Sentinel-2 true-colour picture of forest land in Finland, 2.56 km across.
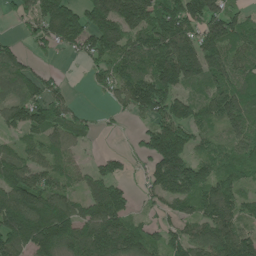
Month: June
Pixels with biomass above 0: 80%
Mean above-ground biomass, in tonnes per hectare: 107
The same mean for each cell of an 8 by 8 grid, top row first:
39 138 102 196 161 163 163 63
41 52 80 135 137 193 135 96
119 56 2 94 145 171 117 99
90 120 33 24 83 116 93 121
49 91 49 0 60 158 55 93
138 98 57 89 41 213 112 89
190 163 81 149 24 80 116 94
144 183 164 193 134 85 131 145
